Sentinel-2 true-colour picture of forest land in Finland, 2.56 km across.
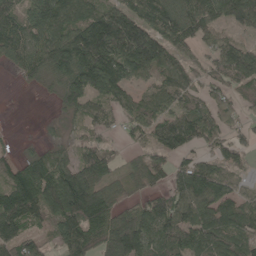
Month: May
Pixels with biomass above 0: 82%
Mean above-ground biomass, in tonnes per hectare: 87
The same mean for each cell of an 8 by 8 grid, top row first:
90 146 105 124 106 109 94 101
97 117 164 162 174 80 42 69
21 61 160 148 63 103 51 68
0 3 64 55 74 75 72 43
20 36 45 28 54 109 57 45
82 117 121 54 68 64 98 42
141 104 153 91 79 104 106 84
97 32 121 143 134 100 99 70
